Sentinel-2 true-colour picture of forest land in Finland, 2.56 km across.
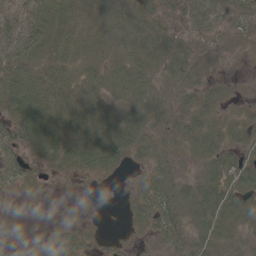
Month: May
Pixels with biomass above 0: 77%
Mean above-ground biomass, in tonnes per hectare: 23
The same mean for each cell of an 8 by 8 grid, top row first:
40 38 17 27 28 24 57 29
59 30 21 20 35 28 13 8
48 38 25 21 19 23 14 4
45 53 30 17 20 22 18 8
29 44 35 48 22 19 27 23
24 6 12 8 15 24 24 31
2 1 3 0 25 31 40 29
1 9 14 3 6 20 20 9
